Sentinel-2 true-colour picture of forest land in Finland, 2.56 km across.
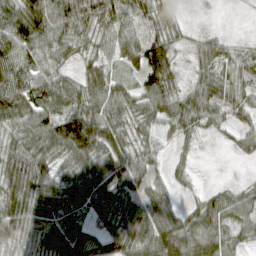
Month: April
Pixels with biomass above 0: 88%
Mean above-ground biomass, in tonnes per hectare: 60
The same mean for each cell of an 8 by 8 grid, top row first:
80 93 79 70 52 36 3 1
91 71 45 54 94 39 43 20
80 65 44 57 60 37 49 38
81 73 93 70 57 62 55 32
53 75 135 87 38 20 3 24
108 70 81 93 54 23 2 6
89 78 49 73 80 49 59 58
60 77 103 65 96 95 76 37
